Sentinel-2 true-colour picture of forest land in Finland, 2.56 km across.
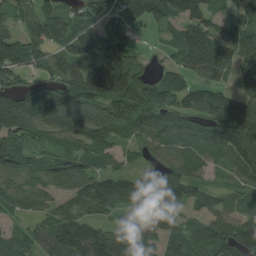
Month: August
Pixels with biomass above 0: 88%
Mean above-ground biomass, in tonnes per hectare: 96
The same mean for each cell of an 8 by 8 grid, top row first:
77 98 68 86 109 102 92 66
108 67 136 165 23 84 127 101
49 66 115 235 62 68 56 55
232 158 142 105 100 104 121 147
82 73 108 77 75 110 111 125
96 100 115 85 44 96 56 75
49 45 58 95 65 50 84 84
68 83 184 108 90 94 120 133
